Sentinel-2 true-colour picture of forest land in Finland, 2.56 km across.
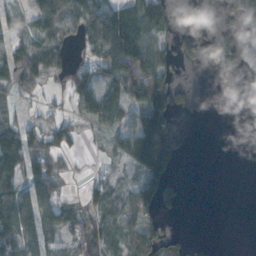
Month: November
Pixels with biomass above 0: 56%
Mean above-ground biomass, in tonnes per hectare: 69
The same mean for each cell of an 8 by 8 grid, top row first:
57 121 112 139 125 26 34 80
104 128 41 185 149 63 66 72
120 72 65 103 121 37 1 1
38 37 78 122 118 61 5 0
139 106 29 49 234 73 0 0
93 114 12 32 95 21 1 0
125 69 50 85 105 17 0 0
119 50 74 60 106 40 11 0
